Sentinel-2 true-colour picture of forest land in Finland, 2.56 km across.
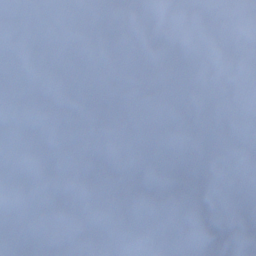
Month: December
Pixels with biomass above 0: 19%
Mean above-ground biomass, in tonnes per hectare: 25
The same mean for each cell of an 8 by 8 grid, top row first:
0 0 8 137 13 5 0 0
0 0 3 29 5 2 0 0
0 0 1 0 0 0 0 4
0 0 2 0 0 0 0 57
1 0 0 0 0 5 0 68
0 0 0 11 0 0 0 49
1 50 79 100 23 39 12 110
0 131 134 162 114 95 100 43
